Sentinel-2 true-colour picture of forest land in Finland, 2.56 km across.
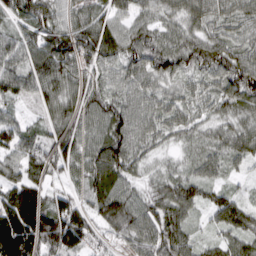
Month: March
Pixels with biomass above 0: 96%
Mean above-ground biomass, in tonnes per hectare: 85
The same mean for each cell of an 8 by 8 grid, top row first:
74 104 69 70 50 62 74 65
84 147 150 103 118 92 100 67
82 102 82 65 80 60 65 119
37 57 97 102 76 64 45 66
105 93 99 128 69 34 52 72
71 70 71 113 42 60 59 28
146 133 88 124 81 101 63 83
182 158 125 50 78 113 37 69
